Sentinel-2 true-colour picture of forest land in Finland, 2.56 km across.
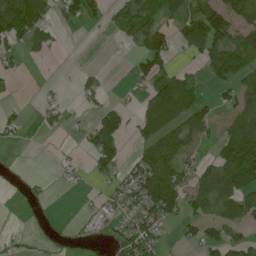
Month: June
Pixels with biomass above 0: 48%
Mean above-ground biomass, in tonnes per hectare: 50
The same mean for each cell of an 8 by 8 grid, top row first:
160 61 67 38 75 56 124 84
47 34 0 2 77 47 92 104
14 5 16 3 52 73 35 92
14 28 11 61 45 96 45 62
12 1 13 93 59 86 25 131
6 6 14 47 98 79 61 132
8 18 5 39 90 76 57 88
12 11 8 26 77 14 62 47
